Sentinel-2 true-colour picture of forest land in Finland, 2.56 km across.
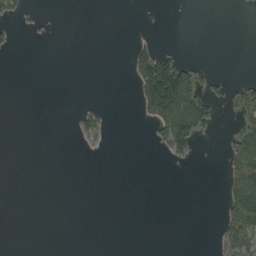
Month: September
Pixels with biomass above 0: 13%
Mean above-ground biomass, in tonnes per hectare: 11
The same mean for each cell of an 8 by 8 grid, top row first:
16 2 0 0 0 0 0 0
6 0 0 0 19 3 0 0
0 0 0 0 86 127 20 9
0 0 13 3 19 89 29 17
0 0 6 2 1 53 0 34
0 0 0 0 0 0 0 44
0 0 0 0 0 0 0 42
0 0 0 0 0 0 0 42
